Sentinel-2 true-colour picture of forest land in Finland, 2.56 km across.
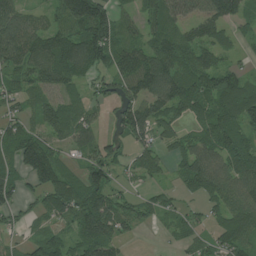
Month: July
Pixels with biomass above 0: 80%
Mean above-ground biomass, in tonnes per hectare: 78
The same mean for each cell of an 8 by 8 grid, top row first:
81 43 179 97 67 70 89 70
124 118 133 103 77 98 86 22
70 81 71 80 129 107 98 70
50 89 58 39 108 72 75 107
122 105 68 55 55 51 73 87
73 128 67 71 57 32 110 95
66 66 106 106 52 38 45 95
28 81 71 80 4 29 40 73
